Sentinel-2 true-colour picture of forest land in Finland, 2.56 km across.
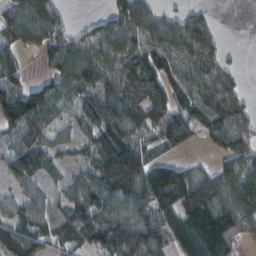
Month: February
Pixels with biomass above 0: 80%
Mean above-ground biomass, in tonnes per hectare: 87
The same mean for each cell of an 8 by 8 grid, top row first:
104 107 4 78 110 46 36 0
79 98 99 104 100 82 87 6
69 61 99 80 108 70 87 32
146 84 64 114 97 98 95 80
67 64 43 127 58 66 41 101
88 62 56 158 148 133 66 129
57 78 111 107 116 136 129 119
109 74 74 121 129 83 122 52
